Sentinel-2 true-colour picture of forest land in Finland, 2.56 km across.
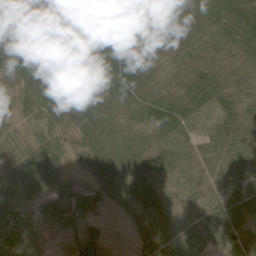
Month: June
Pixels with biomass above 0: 95%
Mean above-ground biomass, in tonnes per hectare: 73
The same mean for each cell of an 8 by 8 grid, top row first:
55 64 85 111 129 104 164 131
102 65 66 103 125 102 117 136
65 75 64 88 115 60 125 64
38 61 72 91 87 111 59 87
43 67 41 99 65 61 60 89
80 90 11 63 65 49 53 70
50 39 45 16 45 40 60 52
63 22 46 9 39 46 78 71
